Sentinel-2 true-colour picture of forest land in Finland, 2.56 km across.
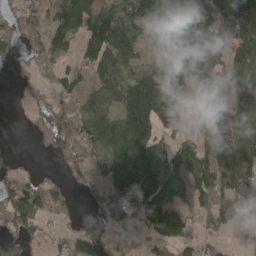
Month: April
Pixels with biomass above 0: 69%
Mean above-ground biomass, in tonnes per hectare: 92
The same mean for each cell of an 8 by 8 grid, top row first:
52 47 97 102 116 121 129 191
38 68 68 138 36 185 185 127
7 17 41 89 162 130 83 96
7 52 60 90 266 126 109 80
2 41 102 119 197 78 104 153
57 23 50 110 164 101 126 127
117 85 16 142 200 97 77 85
33 26 75 53 41 119 25 23
